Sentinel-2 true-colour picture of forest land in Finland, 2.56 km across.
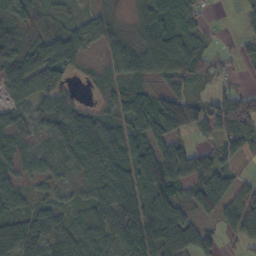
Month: October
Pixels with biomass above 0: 82%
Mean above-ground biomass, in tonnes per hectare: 60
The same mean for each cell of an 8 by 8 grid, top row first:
62 18 27 29 61 81 15 15
103 86 70 43 61 76 28 19
85 79 13 32 38 52 38 13
53 72 53 40 97 148 78 92
42 27 73 71 74 79 30 80
42 37 30 82 95 92 90 30
47 53 36 92 98 70 67 84
84 56 70 78 75 103 60 42
